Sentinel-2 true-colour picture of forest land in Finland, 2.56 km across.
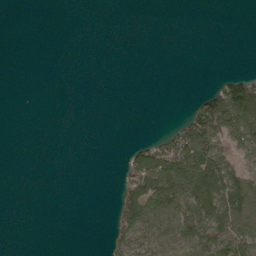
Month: April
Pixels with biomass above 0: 26%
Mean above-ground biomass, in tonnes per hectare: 22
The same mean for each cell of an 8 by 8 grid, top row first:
0 0 0 0 0 0 0 0
0 0 0 0 0 0 0 0
0 0 0 0 0 0 2 48
0 0 0 0 0 2 111 90
0 0 0 0 34 76 91 47
0 0 0 2 106 102 64 39
0 0 0 16 83 87 60 74
0 0 0 21 43 66 78 84
